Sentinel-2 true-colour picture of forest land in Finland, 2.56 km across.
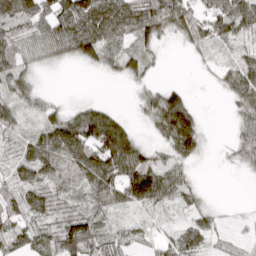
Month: March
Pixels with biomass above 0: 77%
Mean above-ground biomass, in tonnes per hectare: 53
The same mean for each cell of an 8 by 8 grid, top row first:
81 60 141 126 82 80 56 81
53 65 89 55 43 7 37 27
65 2 0 9 27 4 5 59
48 39 53 39 36 162 3 39
29 84 115 136 33 99 16 43
36 60 80 101 102 45 1 7
40 67 37 73 43 26 26 1
49 61 103 46 28 53 43 24
